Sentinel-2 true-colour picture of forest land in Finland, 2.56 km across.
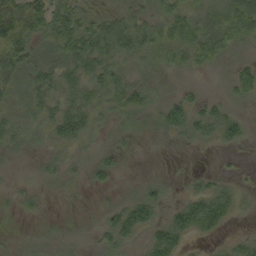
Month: September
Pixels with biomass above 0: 83%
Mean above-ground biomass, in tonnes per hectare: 32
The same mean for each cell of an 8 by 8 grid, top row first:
107 71 50 34 31 46 50 93
79 35 75 49 48 45 62 33
49 41 44 42 25 11 11 40
30 34 49 28 27 45 38 16
29 23 28 15 6 11 16 17
9 18 13 20 10 6 16 7
13 7 5 22 49 32 66 15
10 18 16 36 25 43 13 19
